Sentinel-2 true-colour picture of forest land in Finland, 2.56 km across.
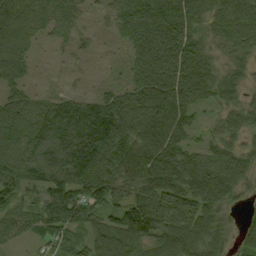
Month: September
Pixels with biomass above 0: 88%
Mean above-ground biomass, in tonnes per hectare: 77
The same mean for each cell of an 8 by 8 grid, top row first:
94 61 32 48 102 129 73 89
77 12 21 11 82 97 57 63
58 3 9 11 86 104 77 48
75 92 118 122 107 88 26 60
87 127 164 137 104 77 45 55
96 116 134 101 111 101 99 74
63 81 88 68 110 86 84 32
35 39 55 99 96 99 94 50
